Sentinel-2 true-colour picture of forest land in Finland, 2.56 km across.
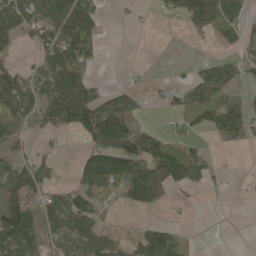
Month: May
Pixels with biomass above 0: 54%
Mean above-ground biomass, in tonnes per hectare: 63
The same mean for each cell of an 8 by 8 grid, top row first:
109 112 137 7 5 42 118 68
29 88 121 0 0 0 7 46
83 87 105 6 8 11 88 46
79 78 147 186 43 42 82 76
45 14 28 161 121 65 27 30
97 62 66 126 155 105 49 5
115 74 101 22 47 14 0 1
109 57 81 52 79 53 0 0
